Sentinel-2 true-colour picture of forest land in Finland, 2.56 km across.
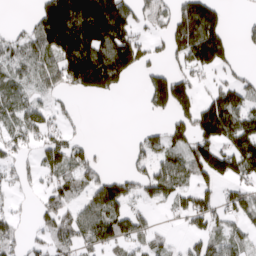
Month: March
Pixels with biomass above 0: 59%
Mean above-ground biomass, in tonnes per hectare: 86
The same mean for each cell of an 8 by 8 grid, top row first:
2 160 229 214 75 103 132 9
78 118 212 216 87 93 176 17
59 65 179 174 49 130 40 46
72 64 10 0 22 116 141 126
66 78 40 1 51 60 131 121
45 60 75 52 71 93 114 98
23 86 62 104 42 52 105 86
63 84 101 100 58 20 67 49
